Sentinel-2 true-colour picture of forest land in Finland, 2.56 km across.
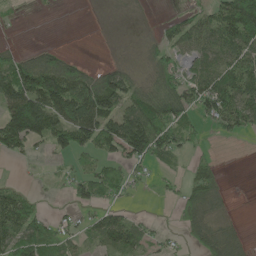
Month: May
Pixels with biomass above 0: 58%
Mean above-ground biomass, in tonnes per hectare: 57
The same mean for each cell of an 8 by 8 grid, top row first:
5 1 0 2 2 27 59 159
19 28 0 1 15 55 71 92
113 150 107 94 32 64 95 105
147 137 149 99 105 94 61 95
80 57 78 85 139 60 16 4
3 6 51 50 17 16 67 0
91 10 39 35 1 31 76 1
88 57 29 80 60 11 73 38
